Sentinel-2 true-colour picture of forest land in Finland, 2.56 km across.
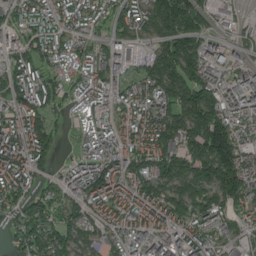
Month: July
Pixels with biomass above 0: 88%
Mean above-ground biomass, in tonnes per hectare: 118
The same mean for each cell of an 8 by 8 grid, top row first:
97 115 105 97 120 226 68 31
92 111 87 88 42 170 89 56
119 90 87 109 104 163 133 109
126 116 69 94 133 136 188 129
155 129 51 126 136 130 225 158
154 68 129 147 137 146 138 212
98 104 107 111 135 123 141 102
88 144 116 81 137 135 122 68
